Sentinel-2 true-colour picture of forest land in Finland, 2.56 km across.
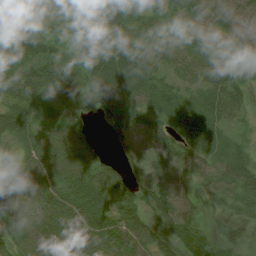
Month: August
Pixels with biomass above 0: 90%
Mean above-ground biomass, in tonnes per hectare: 54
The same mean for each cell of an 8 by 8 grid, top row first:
42 32 45 80 48 52 44 42
67 42 42 76 58 51 34 47
68 80 53 84 75 32 48 45
62 39 41 72 64 77 66 29
47 60 63 30 72 61 62 29
47 63 62 58 43 53 44 63
56 56 65 54 56 76 16 35
43 61 64 62 63 82 61 34
